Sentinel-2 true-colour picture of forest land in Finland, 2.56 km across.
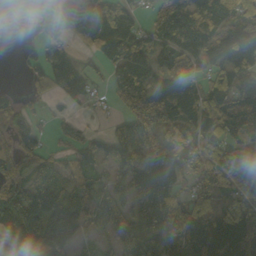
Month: October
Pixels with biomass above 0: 79%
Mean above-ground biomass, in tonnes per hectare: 74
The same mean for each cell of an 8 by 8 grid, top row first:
6 34 160 100 27 119 106 66
5 53 28 94 107 102 96 124
2 64 81 52 122 92 50 84
54 14 12 17 107 118 97 121
66 23 48 79 104 59 44 72
82 66 50 39 87 59 55 56
97 113 92 51 86 76 113 79
90 106 27 29 76 76 168 149
